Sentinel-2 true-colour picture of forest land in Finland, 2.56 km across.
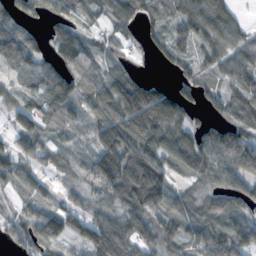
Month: November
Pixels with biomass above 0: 82%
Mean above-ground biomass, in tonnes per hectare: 65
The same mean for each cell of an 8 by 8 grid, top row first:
49 47 45 51 56 74 122 31
81 37 81 33 22 52 61 69
28 76 66 69 41 37 35 62
64 69 43 92 143 89 30 80
45 42 25 123 98 80 95 114
63 30 35 125 128 41 63 79
32 51 50 60 104 53 53 50
50 85 57 113 74 65 84 87
